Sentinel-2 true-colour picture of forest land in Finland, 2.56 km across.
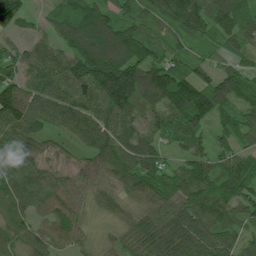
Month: July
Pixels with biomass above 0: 94%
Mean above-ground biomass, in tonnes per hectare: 89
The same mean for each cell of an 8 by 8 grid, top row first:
142 45 124 81 59 93 106 96
46 62 128 149 96 53 39 79
78 107 136 200 128 104 67 87
125 107 120 122 72 110 111 77
101 52 68 118 89 47 49 63
92 63 61 76 103 81 77 110
65 65 69 55 79 94 110 82
78 75 64 45 94 153 104 70
